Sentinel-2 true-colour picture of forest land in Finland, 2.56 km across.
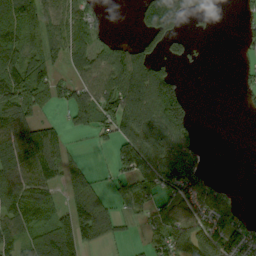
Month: September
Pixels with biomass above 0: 60%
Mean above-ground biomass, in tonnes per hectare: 84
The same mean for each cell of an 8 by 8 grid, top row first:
132 104 85 8 87 148 28 18
149 113 96 79 75 52 1 17
177 101 82 118 179 78 0 13
133 35 109 123 134 164 0 5
129 111 8 67 145 96 9 0
119 102 78 51 139 135 55 0
113 103 159 73 44 93 110 45
79 109 99 46 34 155 133 81
